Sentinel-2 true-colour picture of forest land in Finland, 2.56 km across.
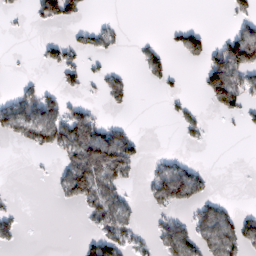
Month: February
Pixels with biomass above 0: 32%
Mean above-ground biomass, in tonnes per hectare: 29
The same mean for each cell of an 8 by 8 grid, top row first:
7 39 21 3 0 0 0 31
0 20 23 19 16 19 40 113
6 4 19 32 12 9 62 65
70 58 35 7 0 12 9 32
20 50 93 97 12 2 5 0
0 4 96 71 10 78 18 0
10 0 25 63 9 38 47 14
20 0 13 54 12 72 55 63
